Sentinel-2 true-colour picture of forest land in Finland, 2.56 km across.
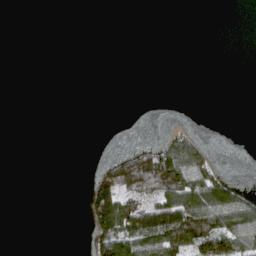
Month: April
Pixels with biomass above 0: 21%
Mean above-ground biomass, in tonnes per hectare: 29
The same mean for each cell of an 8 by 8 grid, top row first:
0 0 0 0 0 0 0 0
0 0 0 0 0 0 0 0
0 0 0 0 0 0 0 0
0 0 0 0 0 0 0 0
0 0 0 0 14 75 13 0
0 0 0 82 173 165 76 1
0 0 3 132 97 138 129 124
0 0 0 117 142 122 134 105
